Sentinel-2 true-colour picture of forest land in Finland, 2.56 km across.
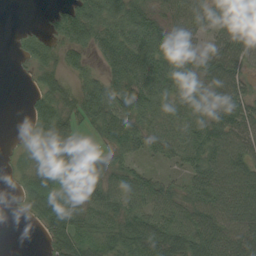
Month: September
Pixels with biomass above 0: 81%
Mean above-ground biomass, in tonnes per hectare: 47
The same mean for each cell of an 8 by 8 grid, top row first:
0 10 72 58 58 51 44 48
10 33 42 66 72 72 31 55
2 34 26 48 74 70 49 43
0 56 53 64 53 47 55 62
8 46 26 40 40 53 71 67
17 58 47 43 38 21 68 75
5 66 52 55 56 52 62 74
0 28 55 49 74 66 76 70
